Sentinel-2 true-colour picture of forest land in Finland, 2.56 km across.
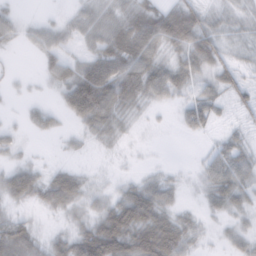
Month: February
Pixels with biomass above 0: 65%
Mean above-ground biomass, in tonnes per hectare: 29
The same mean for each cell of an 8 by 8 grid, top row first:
17 5 19 26 47 68 23 11
6 35 18 55 57 36 46 9
5 16 77 72 57 40 23 25
3 20 73 49 8 10 32 14
14 1 8 8 1 0 6 20
52 28 26 3 10 6 24 37
11 29 17 45 69 20 14 19
63 24 55 90 71 65 5 21
